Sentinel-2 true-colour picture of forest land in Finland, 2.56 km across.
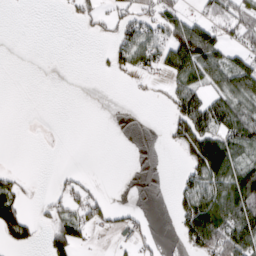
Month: March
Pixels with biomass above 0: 38%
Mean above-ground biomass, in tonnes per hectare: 40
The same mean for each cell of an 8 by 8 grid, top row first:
0 0 27 37 62 65 43 62
0 0 0 37 81 118 108 41
0 0 0 6 18 48 55 88
0 0 0 0 0 67 112 71
0 0 0 0 0 43 100 70
22 1 15 0 0 12 88 98
74 31 62 31 8 46 120 122
62 37 52 10 26 19 134 130
